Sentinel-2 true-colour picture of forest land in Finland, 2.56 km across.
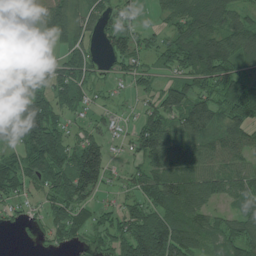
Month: July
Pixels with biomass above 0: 79%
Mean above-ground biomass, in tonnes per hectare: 87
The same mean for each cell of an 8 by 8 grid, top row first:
54 111 72 70 25 89 137 68
49 34 84 75 56 108 136 112
74 77 97 32 50 68 106 122
85 132 52 34 62 103 124 118
76 183 107 37 91 86 79 92
131 132 197 44 84 117 90 80
46 60 89 50 100 115 69 57
8 39 48 106 184 154 66 128
